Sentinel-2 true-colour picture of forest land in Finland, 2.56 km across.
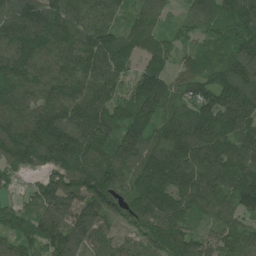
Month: June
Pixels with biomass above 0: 96%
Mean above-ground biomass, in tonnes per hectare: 135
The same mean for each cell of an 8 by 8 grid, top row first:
165 168 151 112 95 37 114 194
152 154 150 166 104 64 90 145
158 150 145 122 155 89 124 189
148 143 145 139 166 106 149 166
180 192 169 138 150 177 166 124
57 97 154 148 158 174 170 149
67 128 138 95 161 154 110 111
96 142 162 81 100 155 89 106
